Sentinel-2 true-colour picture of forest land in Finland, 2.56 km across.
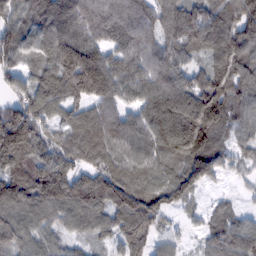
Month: February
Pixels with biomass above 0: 93%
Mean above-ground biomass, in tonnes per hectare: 125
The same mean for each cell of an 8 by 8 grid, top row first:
92 163 190 162 135 150 158 143
130 132 220 127 169 147 141 165
73 107 250 204 139 134 133 144
146 87 96 136 128 185 253 105
162 89 119 135 113 179 164 63
105 149 94 127 101 107 90 30
115 113 122 136 162 64 34 34
103 71 48 60 91 43 83 145
